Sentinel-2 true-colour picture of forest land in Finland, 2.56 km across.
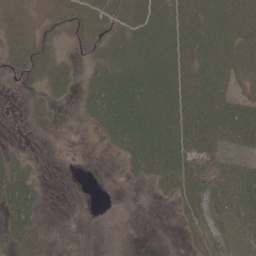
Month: May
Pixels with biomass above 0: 70%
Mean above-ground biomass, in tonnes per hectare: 37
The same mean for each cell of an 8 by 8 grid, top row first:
50 38 40 46 51 46 52 54
56 36 20 44 54 53 51 55
35 41 18 62 70 59 48 38
3 20 15 71 69 64 65 94
6 4 0 24 66 65 54 61
55 1 0 0 30 60 71 44
57 5 0 0 0 16 58 36
33 10 2 4 0 1 47 25
